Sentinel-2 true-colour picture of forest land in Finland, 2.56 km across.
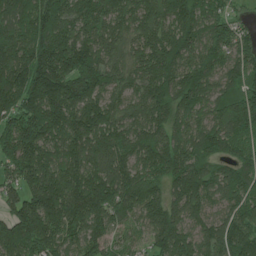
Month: June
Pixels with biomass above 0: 97%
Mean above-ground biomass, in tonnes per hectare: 175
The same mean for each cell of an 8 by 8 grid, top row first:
164 207 163 152 169 186 142 46
208 241 202 139 165 224 140 138
206 242 205 128 165 181 143 153
193 240 190 132 155 167 120 247
214 180 175 209 170 169 177 173
138 183 187 216 198 188 160 184
148 277 235 221 176 152 104 145
262 168 142 99 71 197 138 204
